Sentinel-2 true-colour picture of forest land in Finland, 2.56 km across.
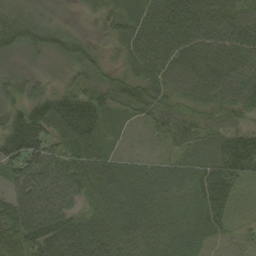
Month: September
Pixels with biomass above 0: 97%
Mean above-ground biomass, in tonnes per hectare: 61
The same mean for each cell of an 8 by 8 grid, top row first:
49 34 18 54 81 91 81 69
59 62 54 27 85 80 73 78
38 25 39 46 63 62 70 65
47 98 95 60 51 50 47 59
94 73 103 44 7 46 49 91
67 71 69 80 57 62 75 77
73 79 37 62 60 45 71 13
81 83 92 63 53 52 27 10
